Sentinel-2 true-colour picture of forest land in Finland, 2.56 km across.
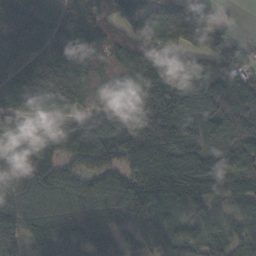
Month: November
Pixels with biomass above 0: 93%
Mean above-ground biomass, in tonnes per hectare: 113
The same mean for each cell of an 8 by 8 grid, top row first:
175 147 173 90 122 149 67 2
142 139 144 97 110 120 99 53
131 191 123 69 117 128 130 86
115 110 81 91 143 133 144 109
152 130 158 108 174 172 122 117
139 110 76 79 139 160 161 128
113 85 72 76 114 76 71 74
92 110 92 81 59 84 97 72
